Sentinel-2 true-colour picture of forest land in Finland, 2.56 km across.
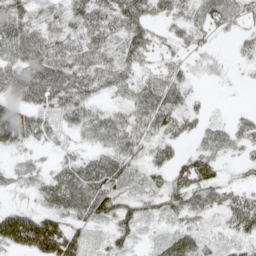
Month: May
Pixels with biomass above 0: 83%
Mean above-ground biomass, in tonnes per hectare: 58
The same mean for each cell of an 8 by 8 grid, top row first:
75 43 72 77 78 53 64 52
61 75 67 51 68 36 22 24
85 103 78 67 44 57 18 5
123 81 66 32 67 71 19 20
60 42 29 52 48 47 42 47
20 36 80 81 36 55 79 21
54 54 85 81 50 53 52 87
135 169 64 44 13 46 27 40
